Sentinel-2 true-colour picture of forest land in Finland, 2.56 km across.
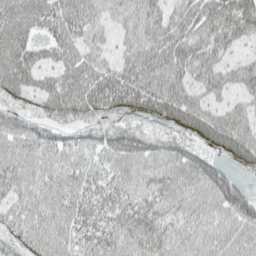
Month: April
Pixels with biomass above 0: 95%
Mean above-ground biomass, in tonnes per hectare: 50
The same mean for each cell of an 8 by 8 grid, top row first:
65 57 58 38 52 46 58 69
65 34 48 30 53 60 51 29
61 40 65 58 57 54 52 48
39 38 52 50 53 66 53 44
48 47 41 54 50 42 46 79
48 43 46 43 46 55 72 30
40 48 52 54 53 44 49 62
47 48 47 53 58 47 46 50
